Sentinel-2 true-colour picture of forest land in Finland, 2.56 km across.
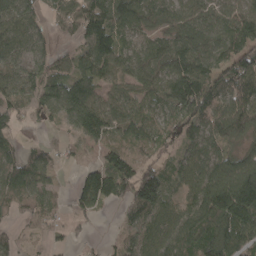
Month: April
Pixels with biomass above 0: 83%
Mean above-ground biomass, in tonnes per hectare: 83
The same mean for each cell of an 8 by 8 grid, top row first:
69 41 129 153 90 73 76 97
68 47 63 116 67 94 79 95
74 87 101 72 81 131 118 112
62 57 134 100 74 94 108 110
37 31 42 74 67 65 66 52
81 43 65 191 115 53 96 157
56 51 74 36 112 59 132 209
40 23 28 19 70 92 123 113
